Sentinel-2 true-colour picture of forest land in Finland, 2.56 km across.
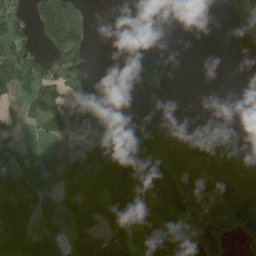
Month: August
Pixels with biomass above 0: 56%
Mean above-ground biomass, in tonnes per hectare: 82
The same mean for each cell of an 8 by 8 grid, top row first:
58 186 69 0 0 16 51 73
88 88 99 1 23 0 0 15
134 105 117 58 51 2 0 0
36 138 113 83 23 42 0 0
57 37 52 119 161 157 120 51
106 143 127 174 101 130 133 146
180 97 121 118 99 102 132 131
152 111 92 104 52 90 127 43
